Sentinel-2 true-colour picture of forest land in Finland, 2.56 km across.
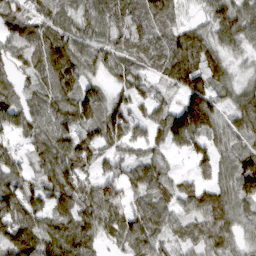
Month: March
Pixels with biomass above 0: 89%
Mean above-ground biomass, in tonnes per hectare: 78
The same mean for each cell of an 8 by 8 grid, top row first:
83 76 59 82 89 43 45 88
75 114 79 78 77 95 77 46
55 83 81 44 70 68 52 32
83 91 95 93 50 64 157 84
37 96 98 79 75 58 70 57
77 84 93 66 110 40 45 115
103 71 91 107 74 71 117 70
139 106 104 52 104 58 72 43
